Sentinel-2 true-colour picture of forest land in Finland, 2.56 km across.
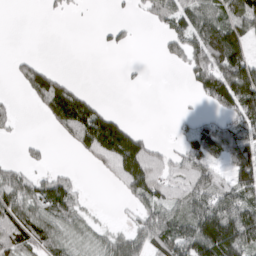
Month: March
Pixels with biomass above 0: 54%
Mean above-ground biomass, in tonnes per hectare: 65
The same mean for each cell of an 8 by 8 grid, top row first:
0 10 5 10 33 71 82 107
1 0 0 22 0 72 152 76
36 112 8 0 5 0 119 187
22 76 138 32 0 8 30 127
9 17 73 138 78 30 168 110
62 46 10 38 131 81 110 111
106 93 42 3 64 62 123 119
102 81 43 60 87 105 181 149
